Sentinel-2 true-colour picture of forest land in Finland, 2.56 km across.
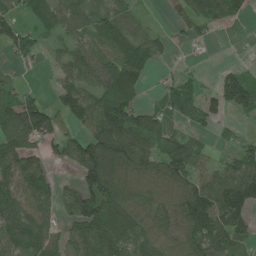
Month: June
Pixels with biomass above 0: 73%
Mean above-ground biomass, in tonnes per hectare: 72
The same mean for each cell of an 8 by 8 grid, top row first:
39 62 71 59 15 28 84 40
72 30 64 57 80 19 11 1
18 8 87 123 53 40 8 86
140 84 104 138 75 65 63 59
83 57 78 141 96 74 21 34
101 60 78 114 72 110 57 97
76 71 98 100 77 90 131 113
89 66 114 120 94 73 108 48
